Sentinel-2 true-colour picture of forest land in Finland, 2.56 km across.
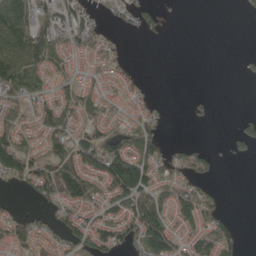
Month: May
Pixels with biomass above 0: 58%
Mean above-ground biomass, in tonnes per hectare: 49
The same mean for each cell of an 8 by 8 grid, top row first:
142 48 53 19 45 2 0 4
111 73 45 29 0 0 0 0
104 41 44 34 10 0 0 4
53 72 79 30 29 0 8 4
90 63 70 78 82 15 11 25
73 99 136 134 104 53 43 0
8 25 65 50 112 99 71 0
55 31 74 74 118 65 92 42
